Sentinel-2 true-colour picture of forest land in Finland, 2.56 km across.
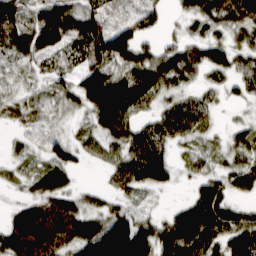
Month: March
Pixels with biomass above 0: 82%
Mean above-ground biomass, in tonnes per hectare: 52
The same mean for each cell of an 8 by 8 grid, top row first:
60 77 85 28 46 14 66 69
53 64 44 106 50 47 65 46
12 25 46 84 84 44 21 41
18 20 27 123 32 59 30 7
11 32 32 54 66 34 27 37
14 61 9 35 106 36 37 38
29 71 48 33 14 31 93 31
93 98 74 148 83 89 71 81
